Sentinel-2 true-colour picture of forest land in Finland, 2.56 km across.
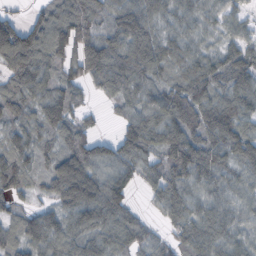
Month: October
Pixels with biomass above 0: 90%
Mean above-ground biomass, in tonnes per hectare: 83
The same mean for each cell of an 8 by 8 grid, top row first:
28 70 111 96 106 55 50 45
150 107 109 99 125 72 36 81
78 77 68 109 82 66 103 97
62 102 44 20 87 113 117 97
63 52 93 61 112 130 98 113
95 81 178 83 59 115 83 53
39 51 129 113 23 85 72 63
69 97 83 88 65 54 94 63
